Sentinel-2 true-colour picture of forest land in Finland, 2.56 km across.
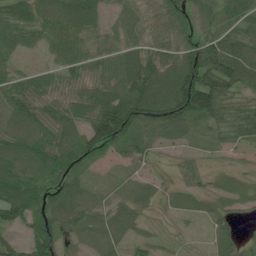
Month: June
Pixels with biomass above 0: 85%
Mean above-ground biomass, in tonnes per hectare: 57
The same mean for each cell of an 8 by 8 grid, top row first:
88 80 93 24 43 53 43 62
57 53 68 52 51 59 100 82
62 43 50 69 94 100 115 88
83 47 57 117 91 87 99 67
69 71 73 72 36 31 33 48
82 68 42 12 25 19 19 19
84 68 63 44 32 19 28 30
42 71 37 45 20 7 17 37
